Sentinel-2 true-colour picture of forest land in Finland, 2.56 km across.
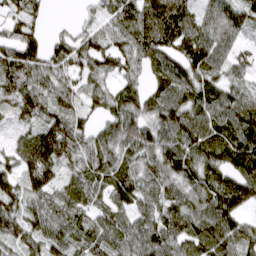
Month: March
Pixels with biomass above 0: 91%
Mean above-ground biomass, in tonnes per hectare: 79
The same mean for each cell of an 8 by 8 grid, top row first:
62 28 10 71 104 128 71 81
104 70 72 75 89 93 106 43
103 76 72 54 43 102 91 45
57 72 57 71 69 103 90 103
51 110 82 76 94 96 98 110
86 96 78 74 70 81 77 89
86 77 76 63 55 82 89 72
78 96 74 76 76 86 113 92
